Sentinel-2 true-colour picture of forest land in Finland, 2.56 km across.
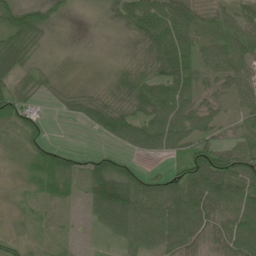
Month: June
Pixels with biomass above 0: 84%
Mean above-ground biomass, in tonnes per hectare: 51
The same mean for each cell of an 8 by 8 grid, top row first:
68 45 8 43 85 83 30 49
74 20 7 14 69 89 45 65
52 36 21 39 75 88 32 57
64 10 49 91 69 81 41 33
26 36 3 26 67 62 54 46
13 73 58 114 45 57 106 73
18 19 12 104 71 85 76 83
29 21 6 19 55 64 41 91
